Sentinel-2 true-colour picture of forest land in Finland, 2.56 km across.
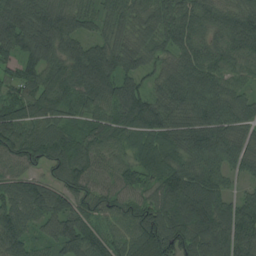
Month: August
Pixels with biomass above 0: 97%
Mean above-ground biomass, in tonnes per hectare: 95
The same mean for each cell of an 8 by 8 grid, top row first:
129 126 83 65 78 87 80 80
114 101 89 87 72 78 77 89
78 98 120 130 63 88 97 56
108 98 64 99 146 98 101 77
108 119 88 91 72 88 118 86
74 58 122 73 77 122 107 42
102 111 75 81 94 129 131 93
100 57 121 75 132 132 129 124
